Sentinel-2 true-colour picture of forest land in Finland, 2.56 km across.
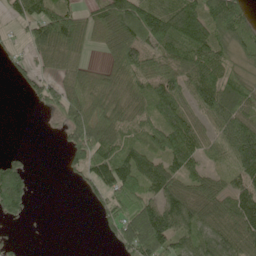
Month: June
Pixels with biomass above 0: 72%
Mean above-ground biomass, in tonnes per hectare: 76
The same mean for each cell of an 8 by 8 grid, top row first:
41 103 64 145 135 116 118 111
13 97 69 90 97 99 112 66
16 45 83 83 83 87 109 68
0 30 139 102 60 101 79 95
0 0 106 95 59 118 44 137
96 0 40 130 102 78 54 77
83 0 1 90 123 116 90 113
10 0 0 27 159 87 91 94
